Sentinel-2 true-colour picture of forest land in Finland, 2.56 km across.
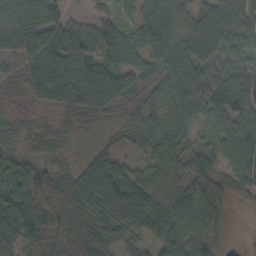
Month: October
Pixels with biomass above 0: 91%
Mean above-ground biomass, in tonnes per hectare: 55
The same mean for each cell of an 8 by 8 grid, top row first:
63 66 21 31 52 52 71 81
63 79 77 79 71 59 64 55
24 84 77 82 43 72 73 69
17 25 35 28 33 51 61 72
23 18 13 23 35 49 40 77
62 51 45 80 39 50 54 58
90 54 54 78 78 83 79 4
92 57 53 46 38 79 93 2
